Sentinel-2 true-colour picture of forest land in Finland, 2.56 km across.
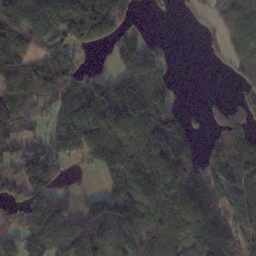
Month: November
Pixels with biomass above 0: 73%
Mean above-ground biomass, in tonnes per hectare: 106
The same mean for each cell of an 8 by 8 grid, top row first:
135 137 157 169 13 12 22 115
115 103 80 59 110 12 21 86
136 130 105 83 113 35 0 57
107 65 153 123 128 84 47 84
69 115 194 234 147 157 60 162
78 84 14 123 157 153 127 169
81 129 60 140 162 141 139 125
82 129 147 85 123 108 175 110
